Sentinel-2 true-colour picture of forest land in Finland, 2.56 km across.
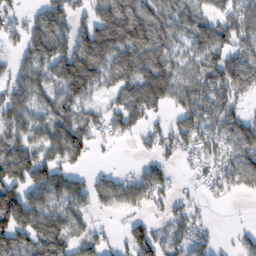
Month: February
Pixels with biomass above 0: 74%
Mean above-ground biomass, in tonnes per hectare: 86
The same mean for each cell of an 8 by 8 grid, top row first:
47 98 49 170 128 86 56 99
42 123 128 161 142 69 107 91
68 77 158 69 127 122 122 135
96 76 81 68 105 71 129 74
92 102 101 22 39 83 92 141
132 112 39 42 80 24 64 100
170 94 56 42 41 54 23 2
95 124 64 30 108 79 41 32
